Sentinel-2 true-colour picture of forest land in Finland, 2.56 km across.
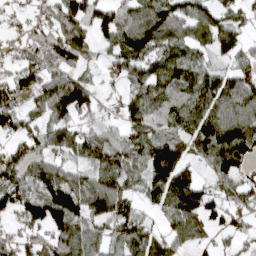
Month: April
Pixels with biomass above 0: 80%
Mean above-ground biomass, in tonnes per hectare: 87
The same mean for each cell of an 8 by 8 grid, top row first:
24 65 118 91 103 100 83 58
40 107 103 64 136 88 73 76
91 72 67 26 85 106 91 100
86 94 103 17 99 91 125 122
60 77 88 79 95 79 115 136
106 106 62 111 93 129 34 69
101 160 110 120 48 114 102 54
79 84 112 64 96 69 40 40
